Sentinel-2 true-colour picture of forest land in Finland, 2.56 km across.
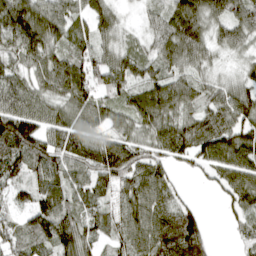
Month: April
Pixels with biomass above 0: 90%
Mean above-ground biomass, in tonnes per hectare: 78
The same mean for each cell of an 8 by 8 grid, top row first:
122 96 58 57 26 95 88 93
76 92 61 58 43 111 71 56
74 90 107 90 77 77 52 56
108 73 83 58 102 87 86 99
135 83 91 86 73 107 119 101
80 90 65 108 89 27 36 93
46 105 71 51 92 69 6 66
68 93 115 51 90 119 42 28
